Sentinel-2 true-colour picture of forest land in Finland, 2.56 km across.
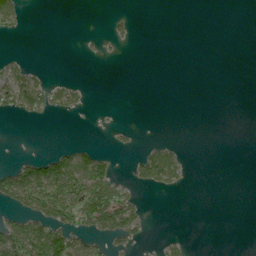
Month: June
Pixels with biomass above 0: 21%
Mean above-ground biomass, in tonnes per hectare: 22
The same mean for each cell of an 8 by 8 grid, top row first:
38 0 0 12 0 0 0 0
0 0 2 8 0 0 0 0
59 23 6 0 0 0 0 0
39 31 16 1 0 0 0 0
0 1 19 8 10 14 0 0
101 119 98 44 42 46 0 0
47 83 88 105 24 0 0 0
99 129 49 40 17 14 0 0
